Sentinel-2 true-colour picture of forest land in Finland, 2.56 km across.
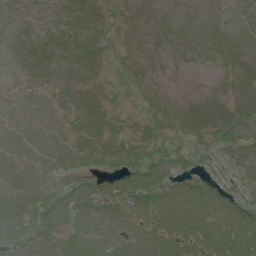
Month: July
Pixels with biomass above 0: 37%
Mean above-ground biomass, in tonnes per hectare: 4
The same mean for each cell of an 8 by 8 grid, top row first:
0 0 0 0 0 0 0 0
0 0 0 0 0 0 0 0
0 0 0 0 1 0 0 0
1 0 0 0 2 0 0 1
1 2 2 2 5 4 4 6
1 5 8 7 12 7 4 5
2 13 9 6 8 11 9 9
10 13 13 9 6 9 8 13
